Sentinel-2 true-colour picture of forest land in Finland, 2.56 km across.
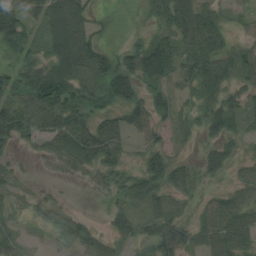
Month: August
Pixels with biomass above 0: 74%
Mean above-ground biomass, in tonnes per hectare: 40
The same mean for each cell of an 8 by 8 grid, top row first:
70 53 63 6 12 80 51 13
44 35 94 20 61 57 64 34
47 72 52 72 59 32 64 39
49 71 61 38 47 25 42 40
24 34 80 49 30 11 21 19
16 7 21 34 59 41 19 27
16 33 6 22 25 18 31 56
32 7 54 34 31 48 33 59
